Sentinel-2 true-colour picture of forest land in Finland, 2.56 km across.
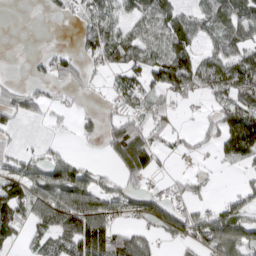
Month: March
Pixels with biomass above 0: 61%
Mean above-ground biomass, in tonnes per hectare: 43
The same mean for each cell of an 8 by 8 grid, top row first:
0 7 32 37 49 57 53 64
0 5 26 74 54 78 21 56
7 30 33 20 42 69 63 80
49 22 16 21 44 20 15 78
14 12 9 54 68 16 20 107
49 75 58 21 51 13 11 11
74 77 89 48 54 47 26 45
28 50 92 94 48 32 65 82
